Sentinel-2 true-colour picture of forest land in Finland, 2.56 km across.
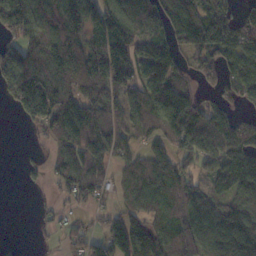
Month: November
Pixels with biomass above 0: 76%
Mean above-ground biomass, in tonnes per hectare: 98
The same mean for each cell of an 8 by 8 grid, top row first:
173 92 126 168 130 179 166 83
89 125 110 154 55 92 164 128
135 131 119 136 107 81 51 97
52 158 136 84 130 200 108 50
1 44 123 108 64 124 117 127
3 37 116 41 101 106 74 124
0 23 33 41 87 101 104 115
6 14 55 109 114 124 114 119
